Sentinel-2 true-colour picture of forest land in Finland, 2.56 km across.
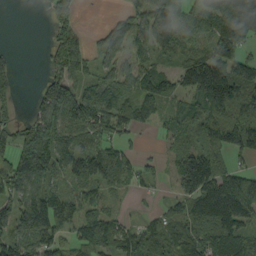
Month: September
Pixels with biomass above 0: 78%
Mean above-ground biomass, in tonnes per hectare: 77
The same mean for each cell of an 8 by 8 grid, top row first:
0 34 32 21 71 68 105 187
6 33 77 66 57 63 60 90
33 57 65 65 84 55 172 115
28 119 132 112 61 59 114 122
100 132 76 58 8 41 53 63
147 107 96 75 42 75 158 79
82 120 79 30 10 46 121 118
95 82 68 87 86 83 88 80
